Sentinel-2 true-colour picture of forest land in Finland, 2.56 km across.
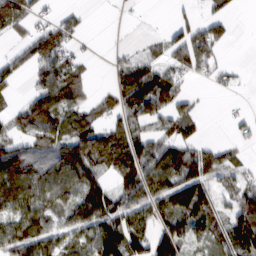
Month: February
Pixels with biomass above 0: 65%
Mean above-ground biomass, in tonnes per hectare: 62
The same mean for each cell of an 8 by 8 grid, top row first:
84 26 22 1 1 22 32 7
32 100 22 8 12 64 94 1
41 86 56 43 130 60 33 13
49 125 63 47 84 58 7 16
55 92 101 77 59 85 39 32
118 89 105 45 100 93 67 50
89 76 89 88 79 85 89 87
95 73 69 124 74 91 62 80
